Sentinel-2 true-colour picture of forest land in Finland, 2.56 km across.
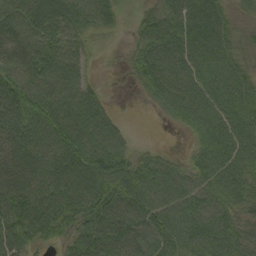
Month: September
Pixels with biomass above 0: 91%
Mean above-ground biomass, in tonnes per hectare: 63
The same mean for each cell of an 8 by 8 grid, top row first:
69 87 63 30 37 69 85 23
70 70 33 7 56 78 84 41
73 79 49 6 55 77 71 60
60 80 76 25 3 51 76 66
56 63 83 75 13 3 70 67
63 68 79 97 82 59 69 66
94 81 70 90 88 74 77 52
80 47 66 89 86 89 78 58
